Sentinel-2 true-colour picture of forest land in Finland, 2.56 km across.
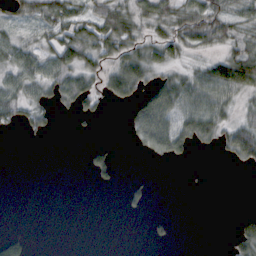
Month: October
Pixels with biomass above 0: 46%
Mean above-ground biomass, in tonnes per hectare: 28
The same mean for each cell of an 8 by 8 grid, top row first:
24 51 37 57 33 39 53 35
37 38 63 47 38 35 23 39
39 51 50 51 47 47 66 88
48 27 27 3 73 72 71 20
0 3 1 13 48 69 24 72
0 0 1 21 3 0 1 1
0 0 0 0 14 0 0 1
26 0 0 0 4 9 0 49
